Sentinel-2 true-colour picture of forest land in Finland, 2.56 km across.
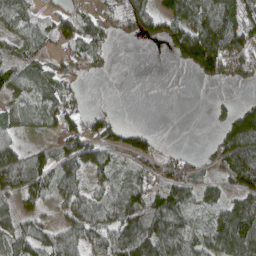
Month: April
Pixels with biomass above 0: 69%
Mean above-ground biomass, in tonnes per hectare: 71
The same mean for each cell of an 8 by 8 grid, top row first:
67 38 60 54 96 88 135 134
50 44 79 31 6 96 208 98
68 57 25 3 0 0 37 24
47 64 58 15 0 0 11 98
51 22 126 74 76 2 19 161
107 95 73 60 58 107 35 181
55 23 86 105 149 101 49 100
89 67 79 110 162 124 73 148
